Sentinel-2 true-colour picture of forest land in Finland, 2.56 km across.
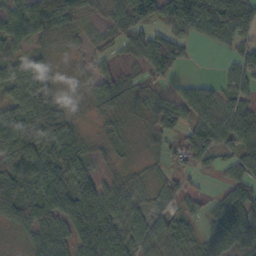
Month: October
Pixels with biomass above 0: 84%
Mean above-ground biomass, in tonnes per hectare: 59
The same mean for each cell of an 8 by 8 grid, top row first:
79 84 46 70 109 96 103 90
32 27 23 24 68 89 13 48
75 81 25 55 35 34 22 73
78 127 18 48 39 49 67 61
118 66 50 22 27 39 64 64
82 91 73 22 20 29 12 23
113 104 100 72 41 36 33 64
16 87 81 89 80 54 51 57
